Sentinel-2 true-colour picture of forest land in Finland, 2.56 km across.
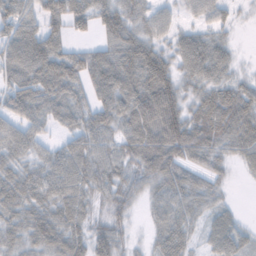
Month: November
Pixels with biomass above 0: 86%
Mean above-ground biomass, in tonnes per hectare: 58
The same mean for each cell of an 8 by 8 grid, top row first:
75 65 60 73 50 24 41 11
79 88 30 60 83 52 80 14
64 90 59 96 97 68 64 36
66 59 48 67 95 92 81 74
64 31 59 47 87 96 62 57
63 69 68 59 65 57 38 9
59 63 53 46 21 46 36 10
47 76 60 69 11 50 31 42
